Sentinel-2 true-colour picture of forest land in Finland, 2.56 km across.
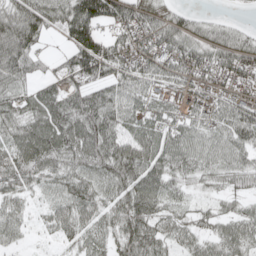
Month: May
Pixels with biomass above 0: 86%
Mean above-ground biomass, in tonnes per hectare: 75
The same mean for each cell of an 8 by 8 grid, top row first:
99 98 155 116 94 49 18 5
116 20 152 110 97 105 86 93
75 47 73 85 80 73 74 82
76 106 121 100 57 55 70 89
88 114 101 92 89 84 73 83
90 59 71 89 97 64 50 65
42 36 78 61 90 41 27 35
29 13 51 53 105 49 50 74
